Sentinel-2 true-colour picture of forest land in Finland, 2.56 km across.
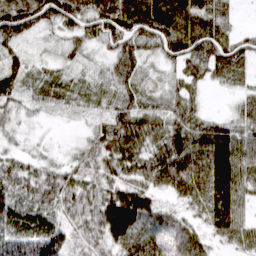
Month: March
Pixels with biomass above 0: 89%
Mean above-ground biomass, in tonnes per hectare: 55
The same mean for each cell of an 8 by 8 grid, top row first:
79 72 74 81 97 87 75 11
42 13 41 51 44 83 96 56
61 18 16 44 34 31 40 33
37 24 21 46 59 60 20 32
17 9 26 70 63 86 84 72
65 51 48 46 57 83 86 74
55 49 62 99 82 31 71 62
72 89 34 56 76 58 41 60
